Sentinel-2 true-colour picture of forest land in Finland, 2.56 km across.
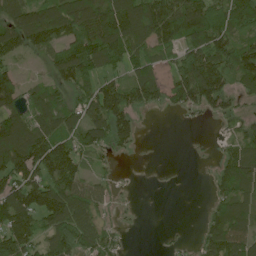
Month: June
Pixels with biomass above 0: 71%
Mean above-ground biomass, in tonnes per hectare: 87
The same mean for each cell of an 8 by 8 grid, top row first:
101 103 151 143 153 155 136 101
99 82 136 156 83 77 138 97
69 40 98 63 111 77 168 75
105 121 96 152 50 28 60 52
189 147 92 78 12 0 5 76
119 126 86 24 0 1 14 111
151 142 121 33 2 0 29 102
143 92 127 56 0 11 76 110
